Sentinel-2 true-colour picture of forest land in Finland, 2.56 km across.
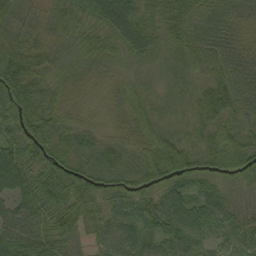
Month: September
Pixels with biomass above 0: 99%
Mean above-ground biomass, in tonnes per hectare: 46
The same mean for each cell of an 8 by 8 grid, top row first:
57 51 42 49 37 70 43 45
60 56 55 36 38 42 57 46
70 51 54 35 23 32 29 42
63 61 28 28 33 25 31 39
55 59 45 35 40 21 37 46
77 43 46 34 46 52 41 41
65 48 58 35 45 61 50 32
67 54 31 51 39 54 38 44
